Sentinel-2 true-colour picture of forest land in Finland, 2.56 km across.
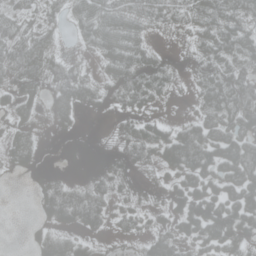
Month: May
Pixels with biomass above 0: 76%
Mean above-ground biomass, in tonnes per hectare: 48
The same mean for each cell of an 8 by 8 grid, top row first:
34 26 42 55 46 42 67 60
57 46 13 61 41 10 60 65
55 59 49 55 64 20 65 72
43 28 29 35 30 2 55 87
66 9 23 47 78 112 98 92
11 17 8 50 16 50 75 109
0 60 75 27 30 47 90 105
0 62 38 11 23 45 66 48
